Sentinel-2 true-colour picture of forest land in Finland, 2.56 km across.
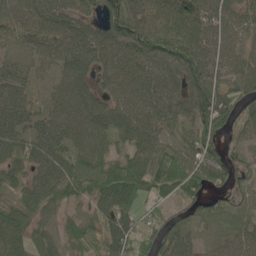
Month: May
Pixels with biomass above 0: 89%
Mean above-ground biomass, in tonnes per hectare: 68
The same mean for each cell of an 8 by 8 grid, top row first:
68 78 59 82 76 100 94 72
25 64 88 80 90 95 79 61
70 29 78 65 78 72 93 68
85 55 89 77 71 64 108 54
74 81 68 56 75 59 70 30
54 79 81 97 93 91 81 39
66 60 40 96 38 31 30 26
69 60 68 87 56 65 26 63
